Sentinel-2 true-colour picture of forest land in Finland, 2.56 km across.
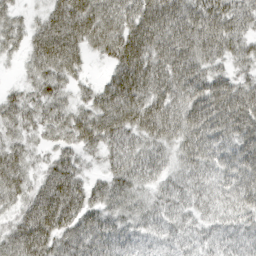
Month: March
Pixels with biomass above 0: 92%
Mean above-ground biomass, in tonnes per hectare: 58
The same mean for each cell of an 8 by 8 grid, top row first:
33 50 92 75 81 80 74 56
30 88 62 68 84 83 69 42
13 68 29 49 87 78 66 43
56 54 47 85 91 73 83 85
43 27 49 57 52 54 71 62
62 53 44 52 51 38 50 67
39 86 67 50 42 47 42 54
65 67 69 64 35 33 32 42
